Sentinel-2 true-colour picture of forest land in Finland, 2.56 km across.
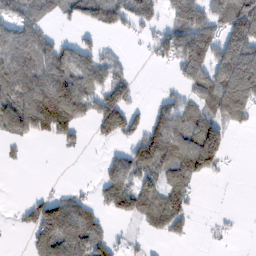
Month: February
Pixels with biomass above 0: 54%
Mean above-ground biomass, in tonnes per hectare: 62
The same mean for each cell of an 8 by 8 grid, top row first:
67 47 66 83 69 87 87 145
95 74 42 10 15 109 86 126
91 117 105 73 1 21 97 147
111 171 95 81 24 78 78 80
23 19 27 25 58 92 158 1
0 1 1 74 79 67 54 1
13 94 70 55 84 81 0 1
0 106 116 46 11 26 7 6
